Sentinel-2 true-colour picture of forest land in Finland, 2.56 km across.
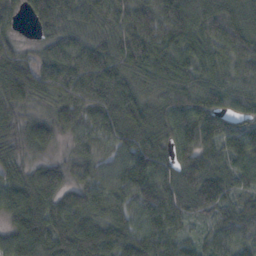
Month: October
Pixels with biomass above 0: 96%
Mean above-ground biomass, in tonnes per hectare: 86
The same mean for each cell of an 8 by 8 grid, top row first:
43 97 78 81 92 102 88 90
43 49 84 90 109 87 83 94
66 79 88 104 74 98 73 79
37 39 66 95 90 104 112 76
50 59 44 69 103 100 90 115
60 82 49 78 101 96 120 84
91 90 100 87 92 90 86 88
105 137 151 133 109 85 61 78
